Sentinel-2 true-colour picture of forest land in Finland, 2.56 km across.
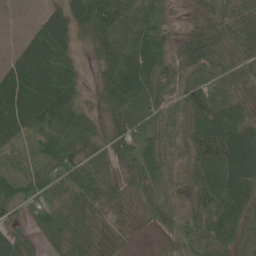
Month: June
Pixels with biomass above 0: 90%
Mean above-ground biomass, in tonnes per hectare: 53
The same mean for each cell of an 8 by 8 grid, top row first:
1 32 52 76 32 6 50 57
16 83 20 68 70 40 86 64
72 93 43 60 70 51 43 42
80 87 50 42 51 55 78 46
34 60 59 46 62 48 96 98
35 45 62 29 59 43 79 100
37 42 40 43 19 41 82 72
46 37 55 20 5 57 53 45
